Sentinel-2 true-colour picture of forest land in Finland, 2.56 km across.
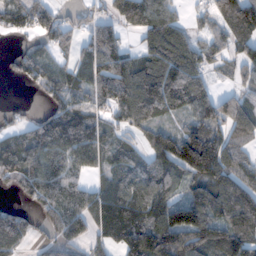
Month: November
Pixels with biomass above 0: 77%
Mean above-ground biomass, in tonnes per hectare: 90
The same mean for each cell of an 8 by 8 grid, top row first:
92 77 35 57 107 55 46 141
17 48 51 91 67 125 55 62
28 76 60 124 129 128 55 43
17 50 81 66 118 70 125 115
80 110 131 57 67 157 213 59
74 107 59 70 119 99 156 90
39 57 86 93 112 132 147 154
94 36 55 67 163 175 140 141
